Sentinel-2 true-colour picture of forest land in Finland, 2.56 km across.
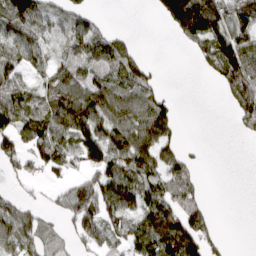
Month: March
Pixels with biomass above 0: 62%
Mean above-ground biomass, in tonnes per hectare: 71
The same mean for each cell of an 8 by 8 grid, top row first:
104 52 47 2 1 172 196 98
76 43 69 75 9 5 94 124
75 63 83 86 66 0 14 128
117 106 147 101 98 38 0 81
73 108 106 116 101 49 2 4
37 33 52 106 80 82 3 0
74 23 124 95 108 101 41 0
111 70 64 77 127 170 73 0
